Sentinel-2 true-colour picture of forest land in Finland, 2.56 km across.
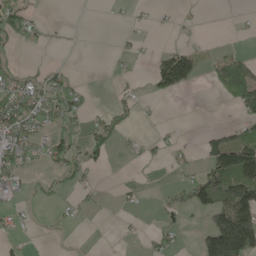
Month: May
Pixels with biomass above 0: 32%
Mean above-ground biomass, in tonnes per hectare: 33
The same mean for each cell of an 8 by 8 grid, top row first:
62 3 0 2 3 8 1 4
23 11 1 4 5 39 7 12
49 50 15 5 8 132 15 105
76 67 36 37 5 0 0 31
70 45 38 37 18 12 57 119
29 15 28 0 2 9 98 150
21 3 12 3 5 28 85 135
15 2 1 0 9 15 86 167
